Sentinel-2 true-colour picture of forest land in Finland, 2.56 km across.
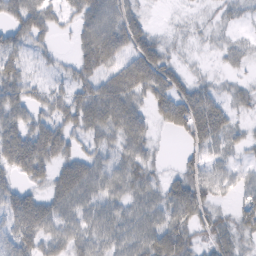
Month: February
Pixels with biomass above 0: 76%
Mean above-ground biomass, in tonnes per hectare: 42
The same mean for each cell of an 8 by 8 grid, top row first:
53 44 38 54 22 4 11 16
43 18 37 67 53 13 10 19
53 18 42 38 53 39 17 14
52 42 58 67 35 69 59 18
78 92 26 36 45 6 45 21
37 40 72 53 47 31 45 27
65 53 49 43 53 65 37 29
58 47 44 46 58 71 34 35
